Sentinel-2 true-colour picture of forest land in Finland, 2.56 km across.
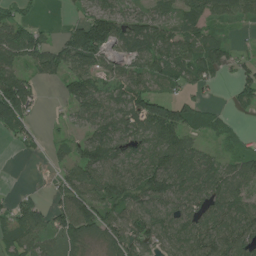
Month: July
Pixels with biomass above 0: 77%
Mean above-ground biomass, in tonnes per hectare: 72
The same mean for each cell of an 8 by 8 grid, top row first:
68 1 42 96 68 56 78 49
119 85 160 72 86 90 79 17
98 38 105 52 74 65 46 51
116 6 75 95 109 98 60 14
33 21 62 116 73 99 29 38
0 11 91 87 118 131 107 71
54 51 117 81 79 80 94 82
66 62 68 66 84 86 106 95
